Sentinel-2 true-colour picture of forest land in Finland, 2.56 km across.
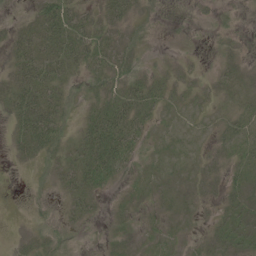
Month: June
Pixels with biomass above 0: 73%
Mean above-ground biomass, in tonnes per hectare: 18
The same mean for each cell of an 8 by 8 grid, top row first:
7 38 26 26 10 0 6 8
25 31 34 26 11 2 5 14
31 41 15 26 22 13 10 20
27 44 9 36 30 12 8 19
19 38 24 50 18 12 10 22
1 8 35 29 10 6 18 17
1 11 21 4 6 7 9 23
7 19 5 10 10 11 13 25
